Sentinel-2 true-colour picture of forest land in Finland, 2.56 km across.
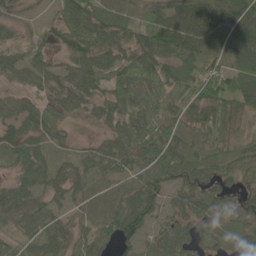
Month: May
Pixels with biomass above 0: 90%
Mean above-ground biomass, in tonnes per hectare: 62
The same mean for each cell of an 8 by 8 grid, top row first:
24 19 104 61 44 74 87 87
46 39 95 91 70 71 52 94
45 65 77 77 116 67 90 63
59 62 47 72 95 61 79 58
63 44 17 58 84 57 55 47
44 52 45 60 68 69 60 34
66 45 42 75 90 44 63 42
37 61 54 71 41 76 39 55
